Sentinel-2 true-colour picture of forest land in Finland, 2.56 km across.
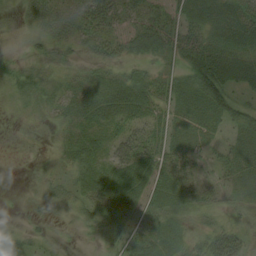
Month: August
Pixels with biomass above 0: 78%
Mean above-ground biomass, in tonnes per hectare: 28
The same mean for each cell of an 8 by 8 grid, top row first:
17 36 39 35 30 25 37 49
6 24 23 29 29 26 38 41
18 26 31 35 32 29 55 36
5 25 35 45 33 29 35 34
2 12 37 37 39 31 22 32
0 16 30 35 35 38 11 31
1 19 22 39 30 29 24 16
24 13 3 23 35 29 34 31
